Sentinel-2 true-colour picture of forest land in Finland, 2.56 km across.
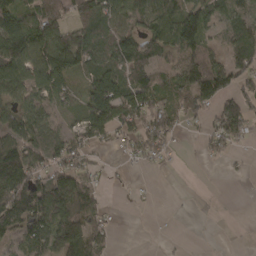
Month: March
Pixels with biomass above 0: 67%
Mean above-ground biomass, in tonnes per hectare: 66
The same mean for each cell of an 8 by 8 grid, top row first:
96 96 88 83 72 100 74 50
129 131 137 73 84 108 66 88
94 104 29 90 87 54 129 73
73 44 44 104 101 57 53 103
105 87 50 25 62 17 36 34
124 81 67 6 4 0 0 5
134 145 142 15 8 2 0 0
49 103 140 31 0 5 4 3
